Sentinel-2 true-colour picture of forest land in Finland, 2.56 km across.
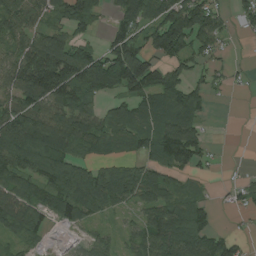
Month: August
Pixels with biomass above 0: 72%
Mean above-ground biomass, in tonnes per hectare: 85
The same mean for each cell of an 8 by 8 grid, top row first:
92 75 121 43 102 135 121 51
84 154 83 97 87 128 78 3
114 191 162 144 157 84 51 11
144 114 127 59 80 128 34 0
152 153 84 56 74 163 36 0
113 117 105 85 91 49 14 11
115 95 108 58 72 89 46 29
53 24 21 25 80 137 108 32
